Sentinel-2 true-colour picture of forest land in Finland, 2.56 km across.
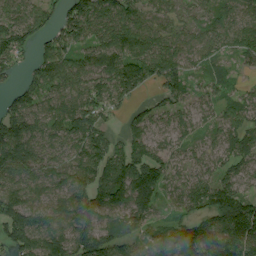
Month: August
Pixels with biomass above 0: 89%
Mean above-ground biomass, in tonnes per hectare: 78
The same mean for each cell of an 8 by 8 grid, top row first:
69 47 84 91 58 58 51 70
85 55 68 92 92 80 63 81
24 83 90 94 63 71 50 21
88 69 86 42 32 59 43 67
135 67 87 57 65 44 38 82
90 91 90 99 106 64 69 63
122 97 98 93 88 47 99 145
104 102 102 80 62 97 115 157
